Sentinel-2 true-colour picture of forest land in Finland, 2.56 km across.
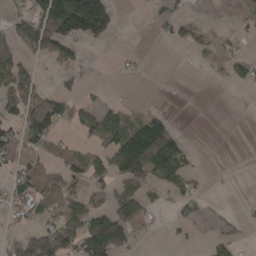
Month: April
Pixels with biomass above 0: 39%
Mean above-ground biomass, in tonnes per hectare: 39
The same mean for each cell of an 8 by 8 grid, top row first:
22 105 212 72 3 33 1 14
38 75 31 5 2 15 21 15
57 6 18 2 4 0 4 32
44 94 47 37 34 4 0 1
69 42 22 58 143 56 0 0
47 50 53 58 61 52 7 2
42 54 58 59 45 23 10 6
43 117 99 121 9 8 15 13
